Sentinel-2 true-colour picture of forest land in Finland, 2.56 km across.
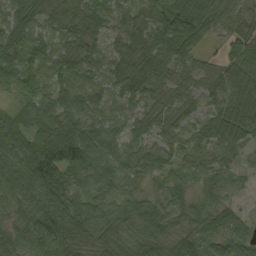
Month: September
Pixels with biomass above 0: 96%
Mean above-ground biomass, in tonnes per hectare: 72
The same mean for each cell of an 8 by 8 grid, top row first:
45 57 94 71 62 110 91 71
69 60 76 51 88 109 39 77
58 59 71 81 81 62 57 88
63 74 82 71 61 53 53 99
107 130 112 55 64 56 60 64
89 152 72 68 60 55 54 30
65 82 64 58 72 56 69 30
73 94 79 78 96 55 76 78
